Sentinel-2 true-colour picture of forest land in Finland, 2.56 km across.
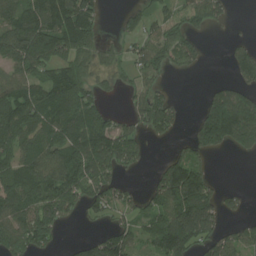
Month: July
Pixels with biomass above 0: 65%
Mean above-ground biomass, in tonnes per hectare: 92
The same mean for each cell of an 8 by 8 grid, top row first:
119 146 162 6 55 65 83 3
189 176 120 43 70 101 19 49
97 98 110 35 71 9 12 65
143 124 158 46 98 58 124 188
94 111 130 153 62 31 125 112
120 126 122 87 12 166 70 0
125 121 63 78 60 148 134 27
122 75 40 106 60 170 97 81
